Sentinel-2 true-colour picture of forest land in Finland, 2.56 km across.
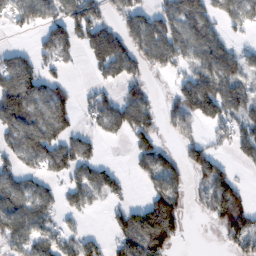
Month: February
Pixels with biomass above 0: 61%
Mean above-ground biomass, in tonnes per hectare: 80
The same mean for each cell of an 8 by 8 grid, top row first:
69 82 124 53 88 122 87 101
31 95 77 186 109 110 113 40
170 66 4 56 68 48 111 90
175 113 33 105 105 94 119 87
84 86 85 9 70 30 53 81
61 55 72 60 54 66 116 23
95 61 49 34 91 99 66 116
77 60 60 46 149 54 0 99
